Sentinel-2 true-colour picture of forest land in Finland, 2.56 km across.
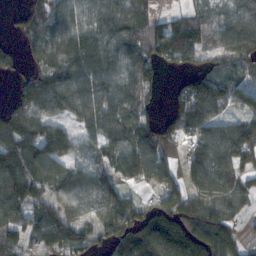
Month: November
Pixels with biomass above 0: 80%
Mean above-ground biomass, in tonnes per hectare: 90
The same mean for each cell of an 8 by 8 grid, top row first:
25 87 99 106 86 51 59 102
37 101 122 110 102 164 83 107
30 95 111 99 85 18 133 67
76 78 84 107 65 81 155 84
111 111 63 91 127 80 124 164
145 88 85 71 86 64 112 84
88 88 61 98 67 110 89 44
61 75 105 87 104 85 133 63
